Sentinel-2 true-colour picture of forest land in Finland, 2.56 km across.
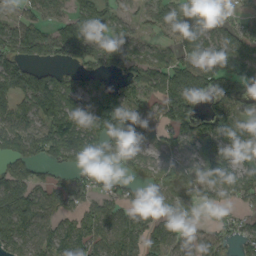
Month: September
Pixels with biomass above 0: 77%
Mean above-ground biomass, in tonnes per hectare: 72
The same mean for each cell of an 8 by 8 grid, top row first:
40 63 69 54 46 68 36 44
105 93 105 59 35 60 80 94
93 79 51 51 83 115 99 102
79 124 82 122 67 112 68 70
76 99 102 79 63 59 84 72
88 43 42 25 52 69 77 64
127 59 55 66 58 80 38 36
80 67 64 80 80 64 48 51
